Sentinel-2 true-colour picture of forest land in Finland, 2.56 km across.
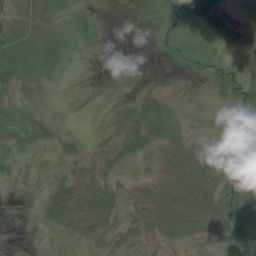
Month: July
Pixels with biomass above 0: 61%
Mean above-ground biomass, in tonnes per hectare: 21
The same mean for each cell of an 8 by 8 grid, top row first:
18 24 24 1 1 20 46 13
40 28 13 0 0 8 4 36
45 19 1 0 0 0 17 41
23 10 0 6 32 9 1 42
26 17 11 13 26 11 15 38
9 7 38 9 4 15 38 61
1 39 84 43 6 49 89 69
1 2 13 11 6 14 14 70
